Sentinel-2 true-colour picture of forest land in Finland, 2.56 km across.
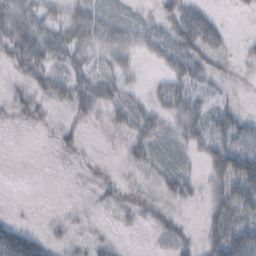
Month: October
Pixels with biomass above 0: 61%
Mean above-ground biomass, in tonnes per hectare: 20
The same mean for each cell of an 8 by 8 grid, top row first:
41 26 31 18 9 45 32 3
56 48 32 29 20 40 41 6
13 37 31 25 5 26 20 4
17 11 23 20 21 27 24 15
0 2 12 4 23 14 30 21
0 0 4 6 11 26 19 43
1 1 3 10 16 15 19 32
66 16 7 8 1 24 25 38
